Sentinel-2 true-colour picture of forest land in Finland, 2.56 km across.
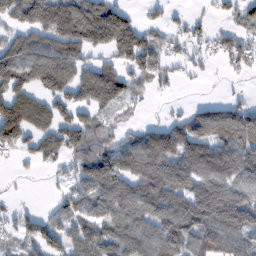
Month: February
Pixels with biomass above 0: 70%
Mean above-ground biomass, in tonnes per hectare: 86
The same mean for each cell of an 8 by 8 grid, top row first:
96 178 160 143 22 15 15 42
89 107 111 100 100 32 28 58
118 131 118 134 48 18 8 8
134 90 67 51 8 13 75 77
90 81 89 71 134 167 149 131
7 11 86 136 126 134 152 116
22 15 67 102 105 120 177 187
34 82 79 88 98 103 83 84
